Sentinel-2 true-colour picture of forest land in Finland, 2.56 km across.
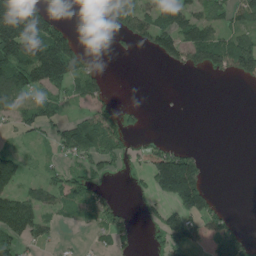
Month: July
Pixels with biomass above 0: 45%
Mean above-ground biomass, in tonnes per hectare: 61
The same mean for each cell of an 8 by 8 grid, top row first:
218 90 0 78 77 118 79 54
180 199 57 6 27 98 149 109
147 151 92 7 0 0 6 40
49 60 22 39 12 0 0 0
13 25 92 66 34 29 1 0
92 29 49 21 37 339 41 0
147 56 42 48 13 86 88 1
79 28 6 42 9 90 65 77
